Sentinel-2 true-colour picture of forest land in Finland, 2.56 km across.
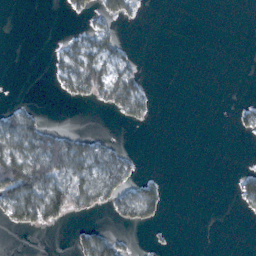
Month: February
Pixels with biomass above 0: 27%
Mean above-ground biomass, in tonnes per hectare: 21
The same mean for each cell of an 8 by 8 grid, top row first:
0 0 14 29 3 0 0 0
0 4 43 30 0 0 0 0
0 7 77 60 14 0 0 0
34 2 0 21 26 0 0 18
68 65 45 19 0 0 0 0
141 94 67 59 13 0 0 23
71 94 42 34 56 0 0 14
0 0 30 36 3 1 0 0
